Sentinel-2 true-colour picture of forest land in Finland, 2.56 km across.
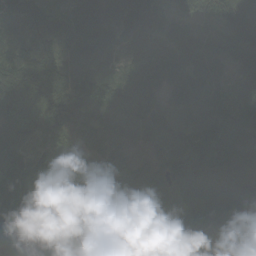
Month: September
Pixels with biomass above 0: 96%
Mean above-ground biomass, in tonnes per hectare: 102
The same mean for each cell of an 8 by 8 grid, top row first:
87 57 64 61 118 64 80 131
67 63 98 77 132 126 71 103
121 109 134 85 103 84 87 84
87 133 95 112 104 104 99 113
81 62 96 102 85 70 112 127
114 56 110 69 118 113 114 111
121 104 104 119 136 122 143 148
104 95 114 130 121 116 139 133
